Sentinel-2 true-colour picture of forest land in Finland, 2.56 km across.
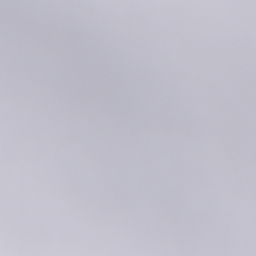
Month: November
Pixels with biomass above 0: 55%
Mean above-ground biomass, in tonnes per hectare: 64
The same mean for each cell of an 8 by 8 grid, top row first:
70 92 136 144 112 133 126 116
8 53 158 116 29 34 2 46
1 48 154 104 23 52 89 107
13 5 61 62 17 50 99 115
31 0 19 71 104 36 45 136
115 0 0 22 85 116 78 137
108 9 0 0 28 66 98 115
89 88 4 0 3 38 28 51
